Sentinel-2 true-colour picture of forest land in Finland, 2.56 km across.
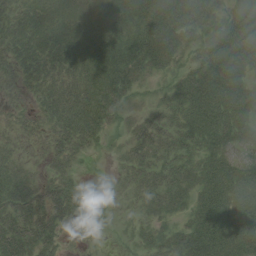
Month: August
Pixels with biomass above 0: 80%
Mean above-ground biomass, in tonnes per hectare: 29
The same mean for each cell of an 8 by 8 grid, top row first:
23 22 12 18 34 47 37 38
30 28 30 40 52 30 29 51
17 28 34 48 20 21 47 32
10 24 45 32 10 28 52 35
12 20 32 9 33 31 31 22
32 19 12 5 29 30 41 32
36 40 27 6 19 26 48 41
49 32 7 3 20 34 60 42
